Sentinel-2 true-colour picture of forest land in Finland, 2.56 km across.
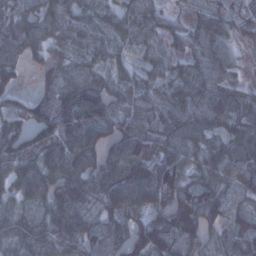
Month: January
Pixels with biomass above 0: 91%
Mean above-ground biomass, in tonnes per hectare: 82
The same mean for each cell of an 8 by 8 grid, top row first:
85 91 75 55 85 27 65 54
87 71 57 50 40 36 77 35
47 57 64 57 54 71 89 43
76 104 133 74 64 85 110 84
94 111 133 74 113 89 80 130
85 100 124 109 118 109 92 92
61 78 97 77 85 129 105 49
89 99 87 66 109 103 66 84
